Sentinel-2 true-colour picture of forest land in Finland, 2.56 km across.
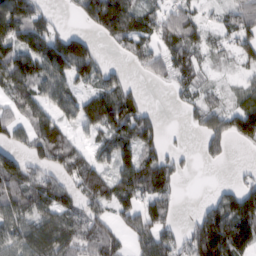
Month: February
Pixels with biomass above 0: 70%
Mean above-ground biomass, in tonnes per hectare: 68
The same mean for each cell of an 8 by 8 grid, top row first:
119 37 45 161 77 76 22 71
91 103 98 21 53 81 53 55
104 82 65 55 18 55 26 25
58 72 80 129 48 8 80 78
42 101 36 77 86 9 53 24
111 66 86 66 106 54 0 15
92 83 69 64 78 26 48 119
65 112 75 67 67 55 152 126
